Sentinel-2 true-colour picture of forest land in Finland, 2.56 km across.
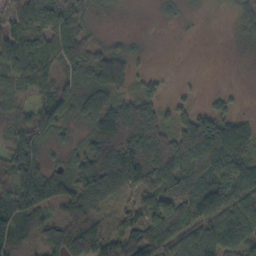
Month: October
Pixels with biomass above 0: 76%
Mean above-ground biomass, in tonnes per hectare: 70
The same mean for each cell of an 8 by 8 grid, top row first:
60 127 68 7 0 14 3 54
96 93 95 42 7 0 0 4
68 45 62 118 30 3 0 0
58 73 65 129 105 47 58 26
76 48 42 142 140 122 172 125
97 80 84 115 96 86 108 124
85 61 84 34 78 87 113 90
48 86 112 71 79 65 86 94
